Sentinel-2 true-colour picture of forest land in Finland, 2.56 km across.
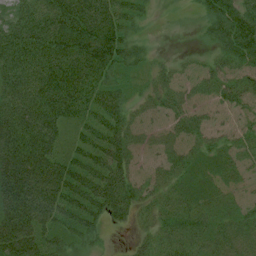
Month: July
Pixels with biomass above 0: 85%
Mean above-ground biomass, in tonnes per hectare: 60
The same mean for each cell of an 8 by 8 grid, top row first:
54 105 127 91 24 0 48 76
88 104 118 114 17 2 15 80
77 96 101 48 19 31 39 47
74 91 77 79 24 42 26 28
84 81 47 73 23 34 31 38
122 105 80 91 24 37 26 25
129 107 92 83 32 46 37 26
117 66 46 3 26 54 55 53
